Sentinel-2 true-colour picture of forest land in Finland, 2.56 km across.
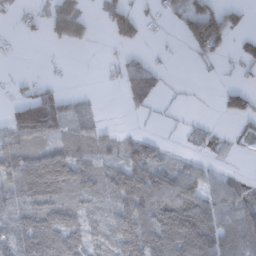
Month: February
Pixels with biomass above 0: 59%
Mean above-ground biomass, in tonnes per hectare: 49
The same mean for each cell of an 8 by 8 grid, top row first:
16 55 62 90 34 43 110 27
7 6 13 12 20 4 99 29
11 15 0 9 91 5 5 9
74 112 43 0 15 6 1 57
43 34 42 30 62 7 30 20
64 123 69 60 86 72 41 20
41 66 42 44 89 113 95 77
63 88 53 48 94 138 115 76
